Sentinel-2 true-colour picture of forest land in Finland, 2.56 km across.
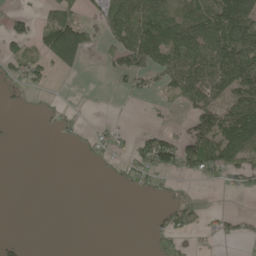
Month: May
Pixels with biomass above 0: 40%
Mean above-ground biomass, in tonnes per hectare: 46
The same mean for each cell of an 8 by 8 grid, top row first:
22 38 46 88 146 112 132 158
26 88 108 43 140 115 129 151
29 21 4 14 34 100 131 125
4 9 3 0 3 12 91 124
1 0 11 25 52 66 118 134
0 0 0 11 37 31 35 48
0 0 0 0 0 47 11 1
7 0 0 0 2 33 5 20
